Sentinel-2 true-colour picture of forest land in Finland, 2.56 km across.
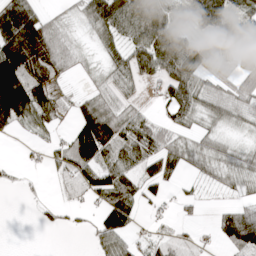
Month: April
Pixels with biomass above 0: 68%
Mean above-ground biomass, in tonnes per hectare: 55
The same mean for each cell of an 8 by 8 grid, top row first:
133 34 35 108 105 57 102 62
150 97 24 49 72 80 53 40
209 73 11 51 39 100 54 61
166 67 59 63 23 57 52 47
2 21 115 88 62 44 37 21
13 10 80 78 58 33 27 44
0 13 21 96 20 20 6 50
0 0 1 65 18 37 9 101
